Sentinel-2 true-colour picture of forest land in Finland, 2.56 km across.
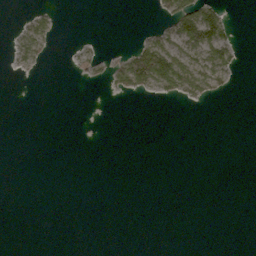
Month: April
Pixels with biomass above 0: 13%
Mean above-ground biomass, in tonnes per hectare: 10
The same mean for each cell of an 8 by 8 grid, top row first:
1 13 0 0 0 65 61 0
17 15 6 2 53 39 77 13
1 0 4 26 83 80 52 2
0 0 0 0 0 0 0 0
0 0 0 0 0 0 0 0
0 0 0 0 0 0 0 0
0 0 0 0 0 0 0 0
0 0 0 0 0 0 0 0
